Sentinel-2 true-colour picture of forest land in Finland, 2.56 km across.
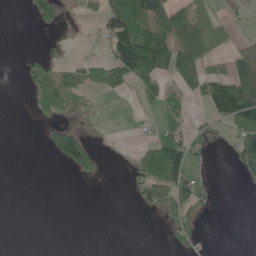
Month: May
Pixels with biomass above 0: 33%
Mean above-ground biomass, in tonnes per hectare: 37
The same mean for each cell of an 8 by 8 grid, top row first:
0 55 9 84 135 104 25 6
0 19 3 64 168 106 60 33
3 64 46 66 80 57 86 119
0 26 25 0 8 40 45 123
0 33 105 4 20 98 21 54
0 0 24 0 51 94 9 22
0 0 0 0 20 75 22 0
0 0 0 0 0 29 3 0
